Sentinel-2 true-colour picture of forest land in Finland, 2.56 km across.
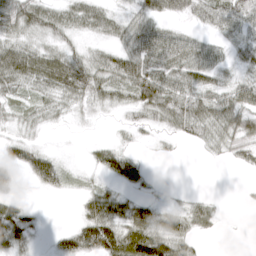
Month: April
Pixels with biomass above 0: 70%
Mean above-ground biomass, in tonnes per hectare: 44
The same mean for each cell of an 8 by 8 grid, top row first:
85 58 50 36 59 45 59 79
63 40 26 34 77 75 46 45
75 72 79 60 88 67 46 36
26 32 22 19 48 71 70 66
45 8 2 24 9 14 32 47
35 80 12 50 36 0 0 5
52 1 21 54 40 24 31 3
56 11 87 103 101 82 10 0
